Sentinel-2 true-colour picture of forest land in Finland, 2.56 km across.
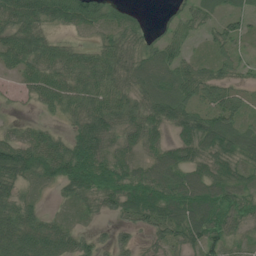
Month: July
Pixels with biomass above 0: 85%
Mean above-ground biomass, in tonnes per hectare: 55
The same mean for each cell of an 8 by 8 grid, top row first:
76 58 70 45 16 33 35 33
69 51 29 60 47 40 25 25
25 64 60 68 65 69 54 30
7 28 64 77 66 78 66 45
75 67 86 48 54 54 73 69
71 66 89 68 57 71 65 48
65 15 36 38 82 78 81 55
84 72 38 34 20 55 77 26
